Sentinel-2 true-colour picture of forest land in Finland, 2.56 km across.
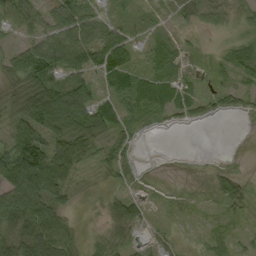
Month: September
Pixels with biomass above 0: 71%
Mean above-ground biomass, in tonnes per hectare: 38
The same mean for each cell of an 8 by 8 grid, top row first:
53 42 63 19 10 13 36 17
40 58 98 87 14 18 4 29
48 65 61 32 32 13 7 18
43 142 131 47 22 11 18 18
87 87 70 28 1 0 0 0
136 130 23 18 3 0 8 16
126 82 7 22 17 4 5 20
60 105 25 19 12 9 16 11
